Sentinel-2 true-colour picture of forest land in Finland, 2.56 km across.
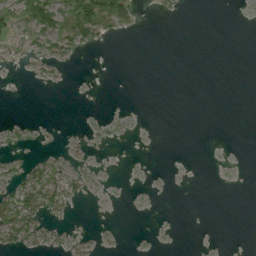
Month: August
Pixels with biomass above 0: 16%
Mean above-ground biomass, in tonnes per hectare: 6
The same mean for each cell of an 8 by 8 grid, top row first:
18 42 46 38 0 1 0 0
12 15 12 1 0 0 0 0
1 5 0 0 0 0 0 0
0 0 0 0 0 0 0 0
4 1 4 1 0 0 0 0
9 22 10 0 0 0 0 0
56 41 1 0 0 0 0 0
26 6 3 1 0 0 0 0
